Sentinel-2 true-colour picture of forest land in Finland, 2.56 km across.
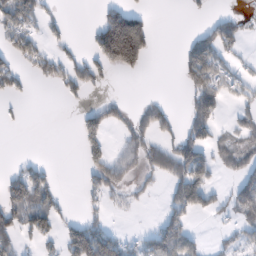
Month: February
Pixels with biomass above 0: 37%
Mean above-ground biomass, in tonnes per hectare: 54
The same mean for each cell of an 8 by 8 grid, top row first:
115 34 0 122 63 0 16 31
75 31 11 249 157 5 91 38
55 48 68 18 5 8 124 52
11 0 25 58 77 28 93 45
0 0 35 33 86 71 74 49
50 28 11 100 40 58 64 66
81 91 14 20 10 65 51 64
59 42 140 80 48 123 18 33
